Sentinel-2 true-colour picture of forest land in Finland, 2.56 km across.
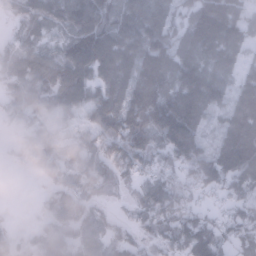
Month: January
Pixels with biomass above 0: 85%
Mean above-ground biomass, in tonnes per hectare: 93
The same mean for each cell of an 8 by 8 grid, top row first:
60 89 132 111 111 53 115 74
77 58 139 133 107 74 89 68
111 127 118 94 159 98 110 68
86 87 60 119 179 175 75 105
30 114 82 115 121 158 54 185
3 63 104 95 60 64 101 130
0 58 114 30 91 106 36 67
39 96 75 77 67 111 132 89
